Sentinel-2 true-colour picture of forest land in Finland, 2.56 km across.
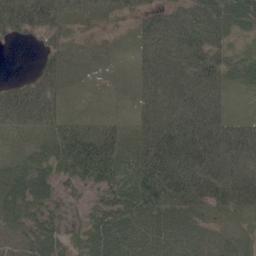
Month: June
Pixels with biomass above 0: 89%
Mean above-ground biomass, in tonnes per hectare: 52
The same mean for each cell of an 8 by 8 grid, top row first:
91 82 60 38 34 55 74 55
6 35 22 18 37 59 60 23
15 48 21 7 31 35 55 31
64 48 8 6 30 42 52 4
12 59 116 69 55 96 72 49
82 69 79 99 109 121 98 61
74 46 18 73 85 64 51 64
59 62 45 88 67 34 15 21
